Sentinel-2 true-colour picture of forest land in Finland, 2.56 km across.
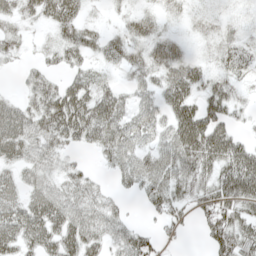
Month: May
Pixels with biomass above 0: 76%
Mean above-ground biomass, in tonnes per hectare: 42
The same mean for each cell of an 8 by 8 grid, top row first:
36 43 35 8 31 13 15 8
28 21 47 34 43 36 13 37
6 36 39 16 33 58 33 21
53 70 70 65 39 50 52 17
73 46 38 62 32 68 88 41
33 39 34 24 61 59 50 84
47 68 50 33 23 44 65 54
52 53 71 40 45 13 44 65
